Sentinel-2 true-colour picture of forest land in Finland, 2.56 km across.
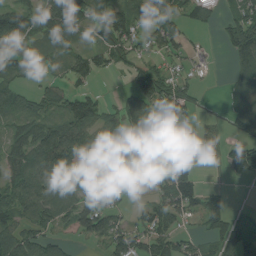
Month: August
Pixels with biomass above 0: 70%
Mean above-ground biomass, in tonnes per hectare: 62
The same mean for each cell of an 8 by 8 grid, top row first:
92 106 105 99 56 63 45 68
87 51 39 83 48 55 9 111
45 20 46 8 76 46 2 50
50 43 105 40 105 74 7 53
58 102 88 80 77 92 41 55
61 90 79 83 74 77 5 45
87 92 93 45 36 89 64 7
90 53 25 81 67 52 35 87
